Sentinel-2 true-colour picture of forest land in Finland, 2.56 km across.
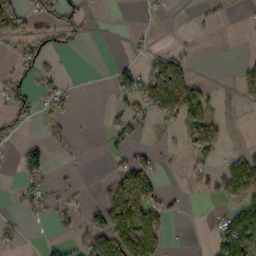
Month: October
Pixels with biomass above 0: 33%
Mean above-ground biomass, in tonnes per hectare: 40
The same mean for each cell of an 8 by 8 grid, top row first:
102 70 64 1 3 2 16 4
47 57 18 1 13 15 0 1
50 48 3 26 80 126 11 47
47 44 5 28 48 90 73 5
22 36 4 25 17 12 82 4
18 41 4 45 101 1 45 88
12 43 24 124 107 10 2 72
24 6 38 123 121 2 13 129
